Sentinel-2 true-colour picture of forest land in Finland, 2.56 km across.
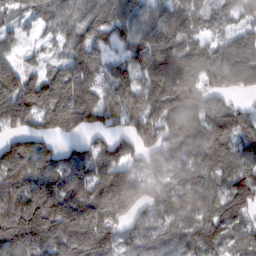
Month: February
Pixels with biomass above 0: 90%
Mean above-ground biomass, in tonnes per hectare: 116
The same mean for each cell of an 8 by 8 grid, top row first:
41 58 87 128 89 111 82 74
36 24 122 75 140 166 115 127
127 99 121 101 115 153 110 109
168 124 140 108 130 130 131 76
98 53 48 79 91 109 134 100
145 167 140 190 101 93 108 125
170 214 187 220 85 117 120 104
149 171 199 117 92 87 111 71
